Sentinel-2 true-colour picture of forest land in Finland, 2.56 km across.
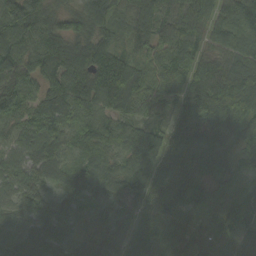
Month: September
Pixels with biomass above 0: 96%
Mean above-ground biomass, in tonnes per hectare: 78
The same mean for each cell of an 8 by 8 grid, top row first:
141 98 101 95 96 80 70 103
94 104 110 82 61 96 53 112
70 79 87 149 79 80 100 167
46 94 74 86 55 52 109 135
59 95 56 76 91 51 78 53
65 47 54 75 73 81 59 33
57 53 55 43 53 78 45 64
60 69 56 56 67 86 70 87
